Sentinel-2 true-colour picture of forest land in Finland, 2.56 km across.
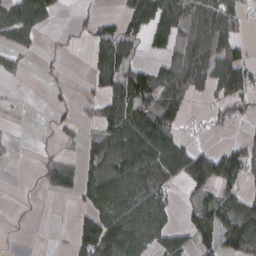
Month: March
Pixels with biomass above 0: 52%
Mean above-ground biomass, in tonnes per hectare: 50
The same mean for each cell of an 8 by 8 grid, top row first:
71 62 11 16 99 81 45 41
43 7 5 90 33 65 68 51
11 10 4 77 86 77 89 130
3 8 13 63 72 76 17 45
2 5 24 62 98 69 13 41
0 28 43 60 77 68 140 60
7 1 22 85 100 34 71 64
2 1 68 95 73 60 62 68
